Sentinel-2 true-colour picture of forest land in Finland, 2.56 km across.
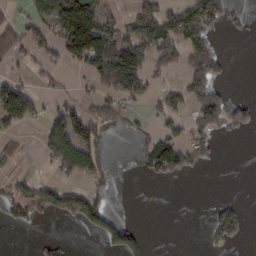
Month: February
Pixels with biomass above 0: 37%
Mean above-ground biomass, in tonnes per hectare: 59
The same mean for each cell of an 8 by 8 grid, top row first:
29 67 216 38 113 97 138 22
82 68 182 150 117 125 96 0
37 31 12 118 79 18 124 0
132 29 66 67 22 54 140 60
26 94 150 18 55 100 64 3
23 16 74 27 23 51 3 0
73 73 94 31 0 0 11 34
0 17 0 75 34 0 34 29
